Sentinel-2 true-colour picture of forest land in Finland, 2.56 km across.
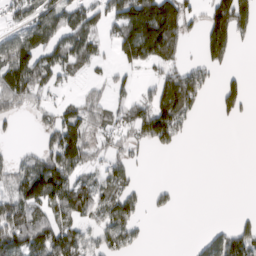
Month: March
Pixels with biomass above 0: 52%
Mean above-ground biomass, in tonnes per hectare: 65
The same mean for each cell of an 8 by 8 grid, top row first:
47 84 45 88 212 151 87 155
110 68 86 41 195 91 117 24
125 57 20 34 19 105 50 27
45 34 81 51 79 144 4 48
7 55 114 36 46 42 0 0
67 166 60 67 3 0 0 0
109 98 94 102 29 15 0 2
100 102 69 79 14 0 46 99
